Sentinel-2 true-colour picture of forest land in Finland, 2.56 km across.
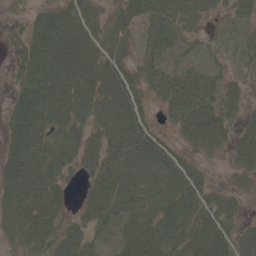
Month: May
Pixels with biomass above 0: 83%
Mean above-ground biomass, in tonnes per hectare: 50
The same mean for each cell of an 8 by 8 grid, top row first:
10 53 55 30 51 49 27 34
28 107 72 40 41 31 20 34
41 98 75 63 45 59 44 25
68 80 58 65 34 57 60 29
76 59 53 56 64 25 50 45
88 69 21 56 61 63 16 23
55 65 19 57 59 62 45 16
31 54 53 42 73 55 71 44
